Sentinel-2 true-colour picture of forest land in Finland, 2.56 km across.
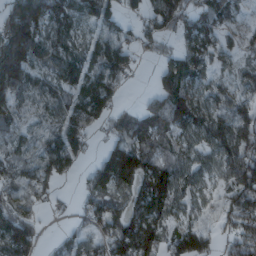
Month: March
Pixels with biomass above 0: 80%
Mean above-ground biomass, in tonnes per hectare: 103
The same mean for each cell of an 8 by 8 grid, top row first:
228 154 104 93 66 145 108 32
244 125 78 136 52 54 92 54
180 76 128 127 2 104 64 66
85 68 129 99 90 144 111 107
71 112 92 75 128 71 101 180
83 101 35 164 132 114 61 173
93 26 41 95 140 86 44 159
170 14 59 125 180 93 79 131
